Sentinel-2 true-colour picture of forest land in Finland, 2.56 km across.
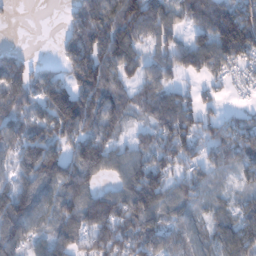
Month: January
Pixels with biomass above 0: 81%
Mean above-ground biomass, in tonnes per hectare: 103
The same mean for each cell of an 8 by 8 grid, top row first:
6 0 98 155 180 84 135 174
26 0 121 175 67 87 139 190
150 104 133 122 78 53 56 30
146 122 178 131 68 150 57 47
88 108 135 81 60 148 104 141
76 131 143 60 163 87 67 58
130 97 136 136 163 90 53 70
123 96 75 123 137 71 76 127
